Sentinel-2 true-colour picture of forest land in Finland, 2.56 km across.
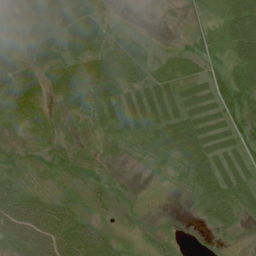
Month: July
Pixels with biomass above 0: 76%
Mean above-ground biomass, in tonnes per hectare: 25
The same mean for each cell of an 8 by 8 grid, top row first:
22 13 19 8 1 4 17 52
17 15 17 27 13 10 32 49
22 16 41 34 18 19 29 57
20 11 27 19 16 15 17 65
23 23 14 12 14 34 20 31
29 25 38 18 3 12 35 17
52 42 25 26 10 3 40 31
48 63 69 36 13 11 10 7
